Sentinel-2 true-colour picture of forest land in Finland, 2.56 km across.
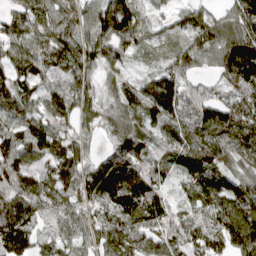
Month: April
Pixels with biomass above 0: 94%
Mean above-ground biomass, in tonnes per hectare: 112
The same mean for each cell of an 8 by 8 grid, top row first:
89 100 103 183 75 71 77 122
97 120 147 120 54 81 115 177
106 77 102 72 68 136 55 189
106 124 90 84 122 129 128 152
148 128 87 60 105 106 136 119
156 117 109 126 137 78 124 108
149 93 98 125 142 72 131 163
124 61 77 102 103 109 137 158
